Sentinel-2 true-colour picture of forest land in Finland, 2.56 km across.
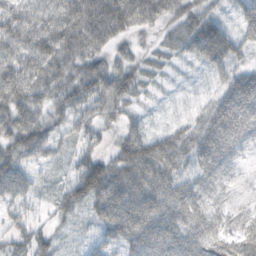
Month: October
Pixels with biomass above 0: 89%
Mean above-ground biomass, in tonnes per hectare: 59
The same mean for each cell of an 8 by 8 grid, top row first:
65 75 108 110 83 53 45 47
80 89 87 47 18 41 109 48
95 77 88 91 34 10 20 60
96 63 62 40 16 6 51 83
83 57 34 30 83 63 88 50
77 14 78 90 82 60 53 14
40 21 50 98 86 76 48 22
46 38 14 50 76 65 55 49
